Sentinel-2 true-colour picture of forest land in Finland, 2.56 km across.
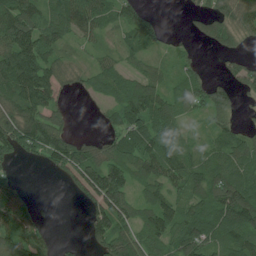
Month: July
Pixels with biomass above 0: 73%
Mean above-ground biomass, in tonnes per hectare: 67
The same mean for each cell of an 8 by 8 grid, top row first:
116 71 102 50 65 0 48 85
134 82 25 25 64 26 16 29
150 102 26 66 65 43 45 59
84 79 2 30 100 61 65 32
90 107 66 55 93 77 36 76
28 7 89 112 74 83 81 86
86 5 11 132 73 75 76 130
98 46 10 116 77 80 86 89
